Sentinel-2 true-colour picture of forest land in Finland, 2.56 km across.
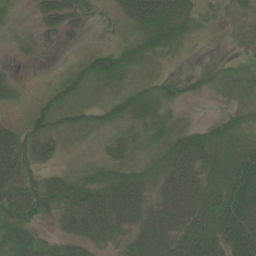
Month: June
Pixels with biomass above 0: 82%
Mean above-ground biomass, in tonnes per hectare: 28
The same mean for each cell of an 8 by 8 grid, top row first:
14 49 30 16 50 35 12 12
16 19 13 30 31 16 7 7
13 4 30 34 21 31 26 29
8 36 31 39 37 11 2 20
48 30 11 28 19 31 36 25
43 22 30 34 30 30 25 46
48 40 55 44 28 27 40 47
35 14 33 20 25 31 45 48
